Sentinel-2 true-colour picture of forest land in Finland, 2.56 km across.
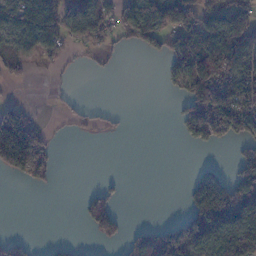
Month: November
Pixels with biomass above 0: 43%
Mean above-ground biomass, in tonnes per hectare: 63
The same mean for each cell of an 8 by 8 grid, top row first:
94 64 88 83 153 118 72 119
77 63 33 30 44 83 135 177
31 6 1 2 0 43 143 128
89 4 22 12 0 21 165 141
232 68 1 1 0 2 49 54
65 50 0 9 0 0 63 109
0 0 20 72 0 1 202 221
30 4 4 42 72 138 132 130
